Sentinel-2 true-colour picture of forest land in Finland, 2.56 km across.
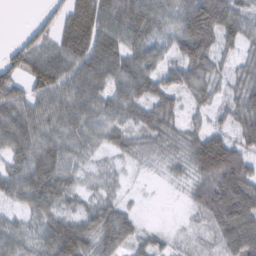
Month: February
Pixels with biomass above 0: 86%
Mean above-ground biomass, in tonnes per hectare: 55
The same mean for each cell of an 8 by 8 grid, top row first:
0 24 86 70 76 58 124 58
35 56 86 69 60 66 75 37
56 94 78 67 74 61 56 40
75 69 70 58 58 42 32 58
65 64 49 39 34 37 95 54
60 53 32 20 6 20 86 93
32 57 32 43 4 2 70 92
49 61 81 62 31 15 22 87
